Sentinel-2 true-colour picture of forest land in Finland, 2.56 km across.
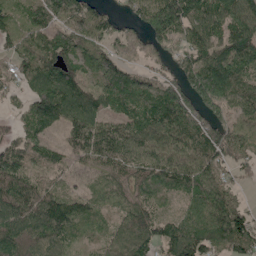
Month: May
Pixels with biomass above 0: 89%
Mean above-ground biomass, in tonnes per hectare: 103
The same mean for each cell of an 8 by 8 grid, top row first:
83 98 101 42 93 184 120 152
92 123 105 52 51 75 111 149
70 171 115 124 75 78 187 122
31 154 153 80 100 164 100 106
74 70 94 112 135 141 123 102
105 47 38 71 91 148 115 31
130 110 78 69 84 39 159 65
125 107 51 96 125 160 133 121
